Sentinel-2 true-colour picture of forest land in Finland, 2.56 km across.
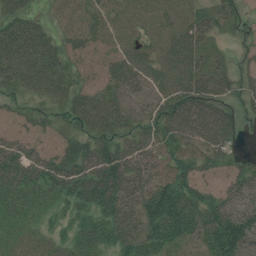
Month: July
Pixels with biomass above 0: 89%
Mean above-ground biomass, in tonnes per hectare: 51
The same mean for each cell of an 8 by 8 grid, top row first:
46 20 46 44 44 51 37 31
81 57 39 40 46 65 37 15
57 71 35 52 60 63 68 41
22 26 62 67 45 77 73 28
42 24 48 58 54 53 69 14
59 65 70 88 59 67 29 49
38 26 46 62 63 88 67 54
24 26 49 54 65 53 69 94
